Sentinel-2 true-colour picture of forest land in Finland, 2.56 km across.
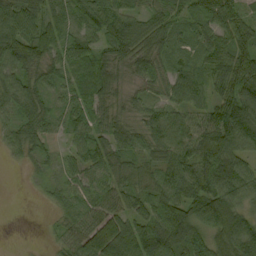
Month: September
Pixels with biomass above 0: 90%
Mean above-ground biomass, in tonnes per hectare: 65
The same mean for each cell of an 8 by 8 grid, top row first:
85 70 62 76 52 46 60 54
109 61 73 70 72 49 64 71
78 48 77 69 48 70 54 105
56 43 45 39 43 50 60 147
41 26 46 62 50 78 109 94
0 20 44 46 39 75 93 82
0 13 51 77 62 80 131 90
0 8 77 133 97 83 97 130
